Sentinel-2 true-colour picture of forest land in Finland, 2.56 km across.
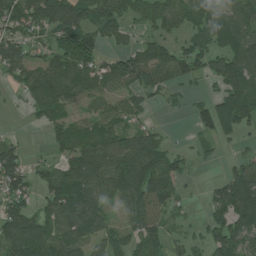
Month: July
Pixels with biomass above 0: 71%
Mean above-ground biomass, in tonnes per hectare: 79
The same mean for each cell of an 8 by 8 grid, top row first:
94 141 143 110 53 66 68 82
91 60 110 30 70 53 73 84
51 103 105 95 81 69 44 112
3 73 45 63 37 7 77 132
35 27 84 113 97 10 31 25
97 72 144 122 168 67 4 96
75 84 169 60 118 39 46 159
127 101 96 82 80 28 55 87
